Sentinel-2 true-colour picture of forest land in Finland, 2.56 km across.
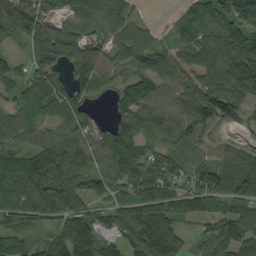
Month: September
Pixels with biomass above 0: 87%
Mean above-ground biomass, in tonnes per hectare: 87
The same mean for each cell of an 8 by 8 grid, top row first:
151 82 47 70 16 33 114 86
28 137 112 64 108 69 111 135
82 87 87 30 35 93 104 164
65 66 77 40 73 88 149 77
62 97 99 145 75 89 55 56
114 142 92 83 78 67 108 121
93 99 81 60 119 85 62 89
58 76 203 45 88 77 68 106
